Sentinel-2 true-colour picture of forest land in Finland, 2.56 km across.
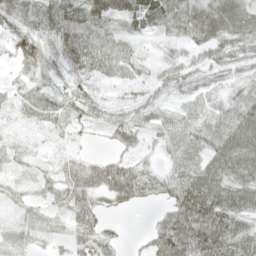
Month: April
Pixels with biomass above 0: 88%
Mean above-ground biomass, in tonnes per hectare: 52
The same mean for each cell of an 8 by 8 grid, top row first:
68 88 87 95 91 94 92 83
44 37 87 63 20 27 63 66
25 39 41 35 32 50 32 42
31 54 42 34 38 34 43 71
22 20 14 18 19 56 60 82
19 23 61 76 54 60 68 69
33 35 53 25 11 74 100 69
43 27 45 27 22 118 98 72
